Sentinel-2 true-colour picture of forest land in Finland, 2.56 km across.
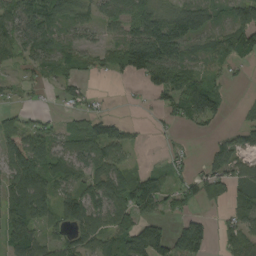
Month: August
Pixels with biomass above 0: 71%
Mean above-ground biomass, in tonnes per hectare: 70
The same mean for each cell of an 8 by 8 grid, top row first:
90 102 50 54 100 80 59 79
75 80 55 60 185 118 53 94
24 35 43 20 74 121 48 9
35 15 52 13 7 63 85 12
112 81 82 118 11 13 18 54
117 95 59 94 73 40 82 76
96 66 133 95 102 49 24 64
83 63 90 97 161 106 60 87
